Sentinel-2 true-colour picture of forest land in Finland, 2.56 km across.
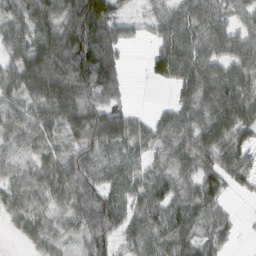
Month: February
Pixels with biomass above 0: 85%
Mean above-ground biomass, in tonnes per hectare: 64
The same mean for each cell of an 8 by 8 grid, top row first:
60 75 134 82 29 53 76 41
56 103 134 83 14 102 66 63
70 122 129 75 13 67 87 73
43 80 103 91 14 52 71 80
31 49 73 80 53 77 80 58
35 64 85 58 58 58 66 55
41 37 63 101 69 77 62 3
11 38 40 66 67 76 42 8
